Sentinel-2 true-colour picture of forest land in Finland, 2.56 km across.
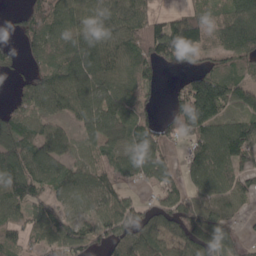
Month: April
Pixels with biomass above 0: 80%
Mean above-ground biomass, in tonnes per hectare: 90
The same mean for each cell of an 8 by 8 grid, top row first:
25 87 99 106 86 51 59 102
37 101 122 110 102 164 83 107
30 95 111 99 85 18 133 67
76 78 84 107 65 81 155 84
111 111 63 91 127 80 124 164
145 88 85 71 86 64 112 84
88 88 61 98 67 110 89 44
61 75 105 87 104 85 133 63
